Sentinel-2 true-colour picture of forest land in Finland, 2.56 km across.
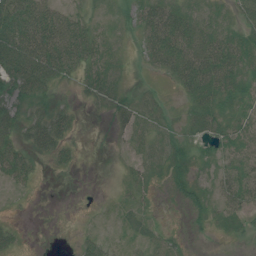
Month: July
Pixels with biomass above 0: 70%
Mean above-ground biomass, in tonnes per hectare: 28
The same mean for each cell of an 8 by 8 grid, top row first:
82 68 29 15 40 46 21 32
83 86 71 21 25 61 53 40
62 58 26 26 4 30 62 37
42 34 9 26 33 11 38 23
48 42 6 7 24 18 18 27
41 4 1 2 21 15 13 31
4 1 1 7 18 5 16 31
15 1 20 11 21 17 3 10
